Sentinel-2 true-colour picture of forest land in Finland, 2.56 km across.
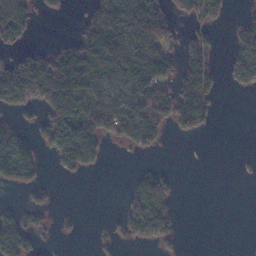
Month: November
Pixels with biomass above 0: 45%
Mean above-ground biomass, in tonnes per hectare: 57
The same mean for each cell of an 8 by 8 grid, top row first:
89 16 21 124 190 67 62 19
44 27 100 110 99 51 51 70
114 141 136 70 108 95 79 62
46 76 103 121 118 119 59 0
99 59 129 26 60 2 0 0
77 9 25 0 46 23 0 4
21 25 3 0 125 41 0 0
124 7 6 19 66 39 0 0
